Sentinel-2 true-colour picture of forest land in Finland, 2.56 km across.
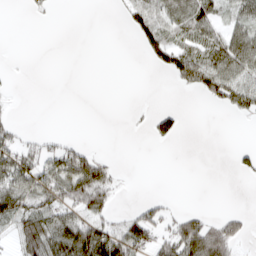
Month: March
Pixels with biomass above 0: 37%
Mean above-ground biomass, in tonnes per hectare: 31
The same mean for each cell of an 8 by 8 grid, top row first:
0 5 0 2 67 64 66 45
0 0 0 0 37 66 65 89
1 0 0 0 0 21 60 52
5 0 0 0 3 19 1 30
38 14 18 0 0 9 0 3
82 63 106 30 0 0 0 10
76 66 57 24 30 10 6 5
44 98 102 86 53 84 106 33
